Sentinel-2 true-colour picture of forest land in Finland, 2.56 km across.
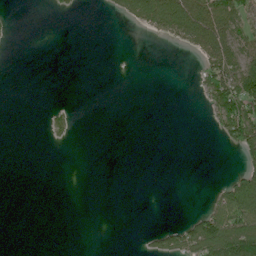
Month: June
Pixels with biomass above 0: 21%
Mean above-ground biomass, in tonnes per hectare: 27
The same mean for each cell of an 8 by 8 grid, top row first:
4 3 6 15 96 133 127 73
1 0 0 0 0 15 90 66
0 0 0 0 0 0 67 110
0 10 3 0 0 0 28 119
0 7 1 0 0 0 0 72
0 0 0 0 0 0 0 57
0 0 0 0 0 0 48 173
0 0 0 0 12 74 168 182
